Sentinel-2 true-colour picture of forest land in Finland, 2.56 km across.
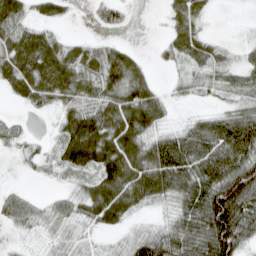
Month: April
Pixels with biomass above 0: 77%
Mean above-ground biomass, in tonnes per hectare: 57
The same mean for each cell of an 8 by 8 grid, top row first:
59 30 2 32 0 44 21 2
79 75 38 44 6 44 45 21
69 82 70 81 62 17 34 39
8 21 83 91 105 8 27 70
28 21 123 108 82 78 90 100
4 16 42 104 109 101 95 126
49 34 49 101 34 48 127 117
10 25 34 17 66 75 127 88
